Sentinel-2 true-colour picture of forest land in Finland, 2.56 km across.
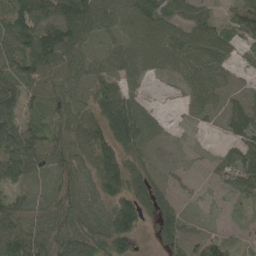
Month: May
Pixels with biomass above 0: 88%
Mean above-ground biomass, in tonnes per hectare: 73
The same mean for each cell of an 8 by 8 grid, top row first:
98 122 149 96 111 73 53 76
94 139 84 49 86 75 94 40
91 93 67 69 29 30 75 14
69 74 73 114 45 17 45 47
105 108 90 125 67 6 4 57
64 51 72 156 102 22 14 62
75 61 77 91 110 75 17 18
105 94 90 125 24 107 56 24
